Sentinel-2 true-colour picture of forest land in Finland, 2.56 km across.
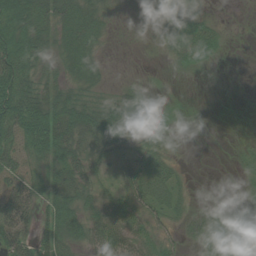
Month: August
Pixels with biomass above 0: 70%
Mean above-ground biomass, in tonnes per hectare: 35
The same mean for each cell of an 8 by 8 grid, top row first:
67 57 62 11 4 36 18 0
75 34 59 4 4 34 42 2
80 32 36 6 6 4 2 0
77 84 54 40 25 7 1 2
53 87 50 39 27 10 1 7
54 42 52 21 79 26 0 13
84 46 49 40 47 27 16 11
80 56 37 53 39 21 46 50
